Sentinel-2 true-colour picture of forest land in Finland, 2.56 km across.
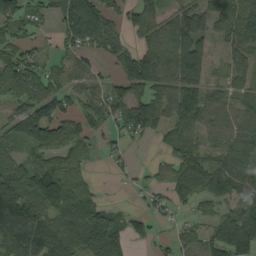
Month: September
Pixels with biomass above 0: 72%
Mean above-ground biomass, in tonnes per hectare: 62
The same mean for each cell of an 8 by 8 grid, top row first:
71 26 128 46 58 56 73 92
58 18 73 63 54 103 38 30
86 66 49 25 113 90 51 16
52 101 59 63 111 78 73 42
46 94 56 25 13 71 31 64
84 117 29 8 12 62 76 69
129 87 93 31 22 24 22 81
85 91 86 93 26 33 53 100
